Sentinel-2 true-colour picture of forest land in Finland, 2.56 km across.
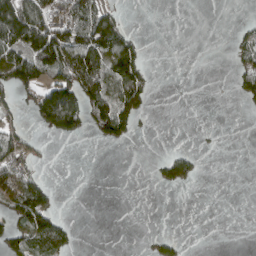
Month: April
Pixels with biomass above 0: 32%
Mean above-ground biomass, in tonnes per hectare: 56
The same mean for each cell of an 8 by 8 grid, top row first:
222 122 109 81 0 0 0 1
151 219 185 152 31 0 0 50
149 102 217 161 95 0 0 63
43 181 146 233 58 0 0 5
83 5 4 44 0 0 2 0
74 21 0 0 0 82 1 0
110 104 0 0 0 0 0 0
86 130 8 0 8 19 0 0
